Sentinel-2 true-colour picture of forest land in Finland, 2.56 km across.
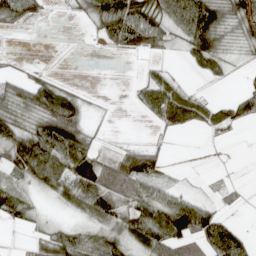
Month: April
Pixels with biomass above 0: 59%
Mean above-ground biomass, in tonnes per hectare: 44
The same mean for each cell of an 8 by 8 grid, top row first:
63 14 18 99 74 82 106 81
3 0 0 27 33 15 84 18
39 41 3 0 35 26 15 12
45 107 54 2 33 79 41 66
71 99 82 13 25 3 8 3
36 78 83 75 74 4 5 1
60 7 49 66 70 104 46 12
2 55 50 45 64 76 90 61
